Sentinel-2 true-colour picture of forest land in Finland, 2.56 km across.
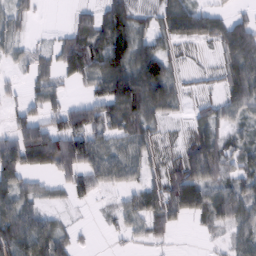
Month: February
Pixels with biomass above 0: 74%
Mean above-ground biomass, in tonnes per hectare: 58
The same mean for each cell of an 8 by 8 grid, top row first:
40 1 33 105 28 68 57 27
31 20 90 121 72 29 15 105
17 38 39 141 153 48 17 87
34 58 98 93 90 23 38 48
99 145 105 46 54 24 98 35
88 39 81 58 43 73 89 48
89 27 12 14 67 82 72 80
111 88 14 7 21 8 9 47
